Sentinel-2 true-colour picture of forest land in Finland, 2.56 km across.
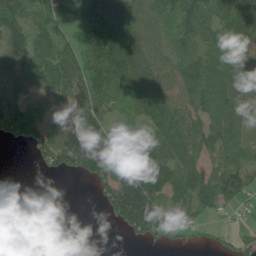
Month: July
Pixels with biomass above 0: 73%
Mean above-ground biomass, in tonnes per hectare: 68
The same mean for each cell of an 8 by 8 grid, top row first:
80 53 57 158 68 77 92 117
87 74 61 134 90 70 66 72
89 87 81 102 107 74 104 77
94 70 62 46 66 78 62 55
35 101 143 97 88 82 61 47
0 16 48 95 147 85 67 91
0 0 0 95 178 89 59 35
0 0 0 0 44 27 12 33
